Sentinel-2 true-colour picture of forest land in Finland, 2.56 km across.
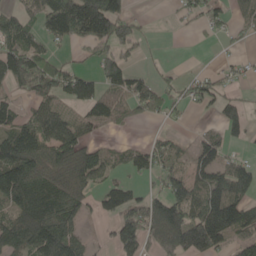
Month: May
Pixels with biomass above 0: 61%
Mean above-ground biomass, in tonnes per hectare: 93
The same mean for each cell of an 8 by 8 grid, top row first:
82 122 265 196 16 22 63 40
128 57 39 95 26 0 2 17
102 124 110 90 59 44 65 35
70 92 59 88 58 32 25 83
140 115 129 29 48 46 92 33
182 139 186 52 43 103 109 120
106 161 93 87 133 170 156 132
133 180 80 51 124 214 188 68
